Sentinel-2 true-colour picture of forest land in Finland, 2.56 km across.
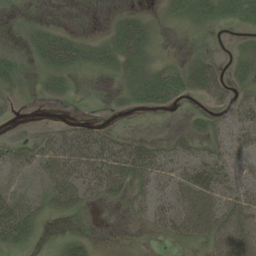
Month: August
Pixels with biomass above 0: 53%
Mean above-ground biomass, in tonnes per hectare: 18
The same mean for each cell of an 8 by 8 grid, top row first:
4 2 0 5 11 13 27 26
5 34 25 21 22 1 2 10
15 15 5 5 25 28 31 17
3 0 0 3 8 4 12 22
15 25 43 24 17 13 15 28
11 30 35 38 27 23 32 22
34 19 14 4 15 34 45 44
27 3 12 0 1 19 30 54
